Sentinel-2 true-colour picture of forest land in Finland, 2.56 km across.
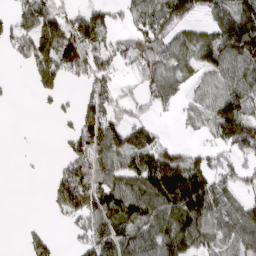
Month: March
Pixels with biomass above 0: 66%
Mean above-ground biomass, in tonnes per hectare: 84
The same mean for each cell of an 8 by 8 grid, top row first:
88 117 84 49 67 107 68 137
80 132 170 65 94 77 114 147
4 99 65 76 62 64 55 91
0 14 85 94 44 25 65 119
1 0 124 117 105 44 46 137
1 16 161 109 127 191 111 70
0 17 132 157 124 146 126 84
3 54 52 116 103 160 78 96
